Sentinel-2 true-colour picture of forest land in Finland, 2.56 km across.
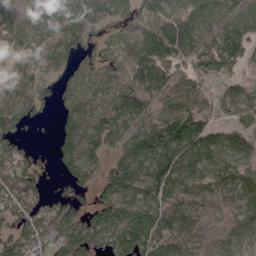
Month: April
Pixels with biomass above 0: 80%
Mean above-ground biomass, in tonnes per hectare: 72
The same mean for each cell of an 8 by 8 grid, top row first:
51 37 55 42 42 71 70 66
93 49 50 28 114 125 110 93
57 38 31 49 116 76 67 41
59 13 50 57 61 85 59 65
41 8 66 51 116 135 110 71
65 18 65 100 128 147 75 68
85 61 32 112 128 112 42 47
85 72 114 93 155 93 21 56
